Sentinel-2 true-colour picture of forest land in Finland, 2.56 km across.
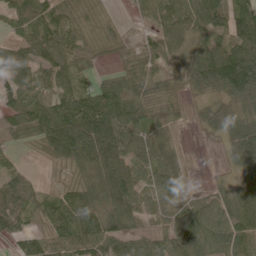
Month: June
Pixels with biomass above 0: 88%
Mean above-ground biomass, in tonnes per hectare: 74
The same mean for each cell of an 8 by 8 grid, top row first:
79 95 37 9 28 104 117 106
49 91 58 34 36 63 122 120
80 86 61 44 55 66 162 222
79 97 127 129 59 45 75 85
27 59 147 144 57 28 12 102
49 5 32 117 41 50 6 55
87 60 78 75 56 48 73 101
49 50 76 94 65 70 102 107
